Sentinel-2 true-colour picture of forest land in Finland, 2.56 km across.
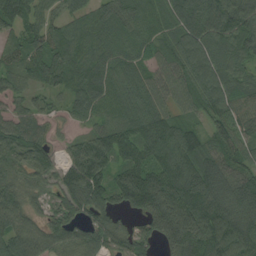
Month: August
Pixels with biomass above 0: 93%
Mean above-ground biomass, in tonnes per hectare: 97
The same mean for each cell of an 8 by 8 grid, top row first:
104 67 72 83 76 92 104 125
88 133 86 68 63 93 106 100
64 82 77 78 83 92 98 94
60 50 59 74 109 68 77 119
103 62 82 126 125 147 88 89
76 78 169 93 156 145 134 97
88 50 96 70 134 185 138 120
105 95 86 74 72 133 142 133
